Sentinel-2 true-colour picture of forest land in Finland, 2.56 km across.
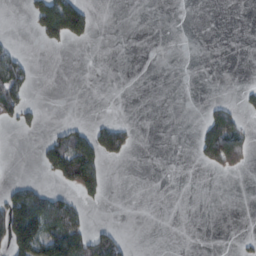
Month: February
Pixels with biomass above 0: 18%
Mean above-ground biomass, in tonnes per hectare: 23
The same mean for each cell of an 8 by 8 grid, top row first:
0 115 100 0 0 0 0 0
18 13 5 0 0 0 0 0
76 0 0 0 0 0 0 2
59 1 0 0 0 0 20 28
0 47 83 72 0 0 35 75
4 22 144 1 0 0 5 7
120 78 37 0 0 0 0 0
96 79 72 48 0 0 0 7
